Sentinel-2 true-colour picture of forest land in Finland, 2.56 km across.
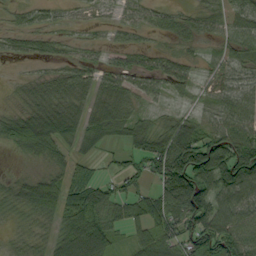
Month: September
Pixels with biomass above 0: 78%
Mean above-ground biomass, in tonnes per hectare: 55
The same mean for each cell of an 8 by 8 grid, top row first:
20 23 10 21 32 27 39 43
28 28 14 31 28 19 12 45
9 39 53 57 40 55 15 41
27 90 67 83 23 17 26 75
62 94 63 33 65 119 95 106
16 41 53 32 75 142 101 131
33 68 94 67 74 102 97 97
11 37 122 51 54 70 115 84
